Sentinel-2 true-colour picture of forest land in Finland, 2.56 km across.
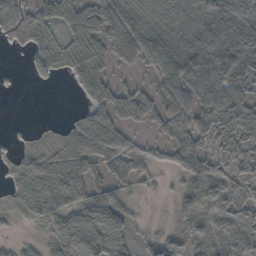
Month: October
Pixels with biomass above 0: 75%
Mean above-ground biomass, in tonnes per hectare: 50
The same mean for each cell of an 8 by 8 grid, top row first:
78 58 19 57 13 5 69 97
24 57 54 54 60 22 39 24
4 18 60 37 13 70 49 50
0 0 20 66 56 68 57 72
15 26 70 105 38 69 40 41
35 60 56 57 31 40 108 41
39 69 81 86 7 32 81 89
17 35 123 86 18 51 75 123
